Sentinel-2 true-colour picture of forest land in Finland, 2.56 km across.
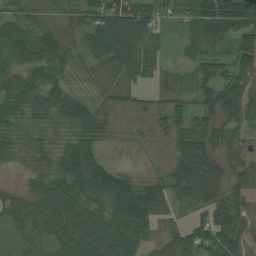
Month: August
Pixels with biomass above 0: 87%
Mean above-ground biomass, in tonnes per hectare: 57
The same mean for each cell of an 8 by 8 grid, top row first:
53 26 40 95 89 55 80 79
66 79 49 97 96 10 53 74
46 64 12 37 34 37 71 70
52 50 57 18 16 45 62 90
48 33 60 5 5 34 52 39
8 69 99 84 26 67 95 41
59 73 74 89 111 44 62 61
29 53 82 91 47 53 70 74
